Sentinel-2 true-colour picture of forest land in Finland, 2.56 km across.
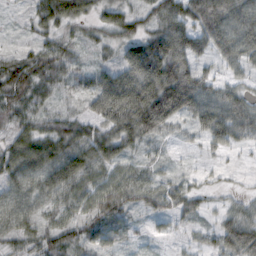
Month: October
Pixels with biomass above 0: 84%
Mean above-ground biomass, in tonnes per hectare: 58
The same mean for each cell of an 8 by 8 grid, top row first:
5 70 58 42 37 75 124 86
13 47 24 33 78 99 69 84
82 62 30 73 106 133 56 33
55 29 25 108 146 119 88 84
62 80 80 75 47 15 42 40
71 94 83 49 36 20 14 6
67 49 46 69 36 49 23 35
37 50 45 44 10 12 27 98
